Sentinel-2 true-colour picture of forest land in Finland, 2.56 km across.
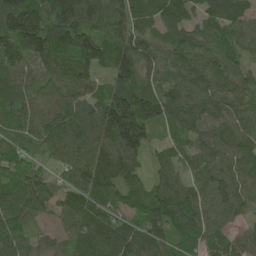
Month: May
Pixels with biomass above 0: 96%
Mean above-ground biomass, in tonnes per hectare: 100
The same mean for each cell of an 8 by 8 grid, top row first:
176 129 158 122 76 78 71 79
123 157 143 150 97 80 96 76
108 80 88 104 100 72 99 72
99 76 110 202 163 90 80 76
67 82 106 132 122 58 89 73
87 51 83 122 71 91 92 88
106 66 120 85 100 156 98 84
102 43 108 134 120 86 88 68
